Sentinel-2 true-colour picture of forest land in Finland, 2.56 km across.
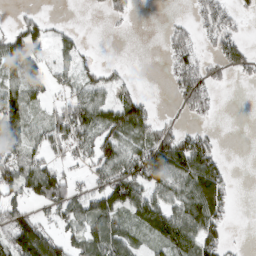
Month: March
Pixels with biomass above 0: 58%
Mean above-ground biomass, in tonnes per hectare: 50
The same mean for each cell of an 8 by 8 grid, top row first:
15 14 0 25 0 7 59 27
100 37 28 0 0 56 22 48
59 38 42 26 1 52 54 10
72 32 78 70 59 14 32 0
59 57 59 73 63 94 52 0
81 88 18 77 97 90 114 1
53 47 61 95 99 73 108 2
107 80 62 100 32 107 75 3
